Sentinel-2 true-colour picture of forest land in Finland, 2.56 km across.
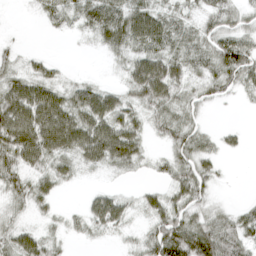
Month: April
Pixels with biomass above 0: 76%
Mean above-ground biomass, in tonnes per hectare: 45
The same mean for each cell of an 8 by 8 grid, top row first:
1 33 47 82 72 43 44 35
13 2 3 44 62 53 53 77
50 47 19 7 99 61 44 52
96 100 83 69 41 50 10 3
91 86 82 105 34 51 26 13
54 47 18 14 10 53 42 0
25 22 16 66 30 53 30 21
57 36 13 10 38 112 99 60
